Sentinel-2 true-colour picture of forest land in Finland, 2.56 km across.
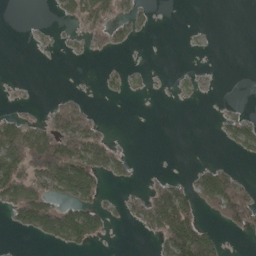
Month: April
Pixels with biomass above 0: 31%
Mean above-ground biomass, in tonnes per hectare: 30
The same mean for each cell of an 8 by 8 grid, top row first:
0 2 58 54 15 0 0 0
0 5 10 24 1 0 3 0
2 0 1 12 6 4 4 0
13 23 67 0 0 0 0 13
117 84 78 24 0 0 0 40
100 87 117 23 5 11 49 23
71 80 80 16 44 136 30 82
2 31 71 5 5 124 71 2
